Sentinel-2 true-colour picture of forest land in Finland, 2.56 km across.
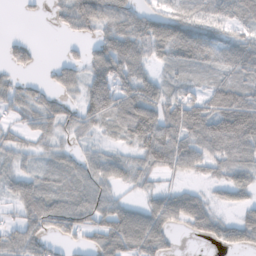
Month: November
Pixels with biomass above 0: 74%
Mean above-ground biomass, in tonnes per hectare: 47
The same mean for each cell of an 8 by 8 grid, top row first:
2 10 71 58 52 52 46 46
31 0 14 80 65 86 71 64
23 18 47 103 64 34 22 33
35 51 45 78 99 43 23 47
35 28 24 19 75 87 66 76
37 30 51 54 39 27 26 47
35 62 66 61 39 71 43 32
57 37 28 71 81 14 31 55
